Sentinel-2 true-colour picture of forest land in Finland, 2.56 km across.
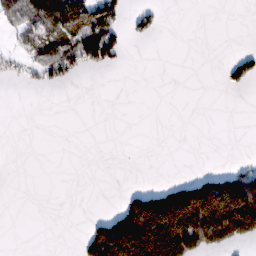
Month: February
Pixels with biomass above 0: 25%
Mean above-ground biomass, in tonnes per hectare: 51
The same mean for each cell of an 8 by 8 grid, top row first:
74 117 96 96 40 0 0 0
20 73 136 90 0 0 0 6
11 44 11 0 0 0 0 49
0 0 0 0 0 0 0 0
0 0 0 0 0 0 0 0
0 0 0 0 0 13 57 109
0 0 0 11 208 280 288 289
0 0 25 281 281 302 165 83
